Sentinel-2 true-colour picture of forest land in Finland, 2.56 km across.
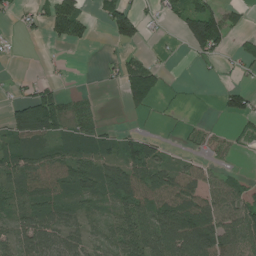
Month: July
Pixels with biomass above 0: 59%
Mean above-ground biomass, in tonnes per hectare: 49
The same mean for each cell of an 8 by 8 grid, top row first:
16 55 62 90 34 43 110 27
7 6 13 12 20 4 99 29
11 15 0 9 91 5 5 9
74 112 43 0 15 6 1 57
43 34 42 30 62 7 30 20
64 123 69 60 86 72 41 20
41 66 42 44 89 113 95 77
63 88 53 48 94 138 115 76
